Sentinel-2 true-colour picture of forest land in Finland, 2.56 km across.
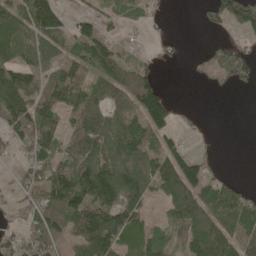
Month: May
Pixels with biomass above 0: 67%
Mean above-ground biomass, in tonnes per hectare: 74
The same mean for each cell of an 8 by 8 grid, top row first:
77 120 40 43 37 1 39 125
87 79 83 71 14 24 17 39
101 75 92 115 90 0 19 47
124 99 103 93 164 55 2 0
45 77 99 99 111 60 9 0
23 84 150 148 127 154 69 8
26 112 119 116 63 89 96 69
61 104 92 108 72 50 133 94
